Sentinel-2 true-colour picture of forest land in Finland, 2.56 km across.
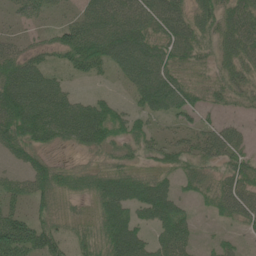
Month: June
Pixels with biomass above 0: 79%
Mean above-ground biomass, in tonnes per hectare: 54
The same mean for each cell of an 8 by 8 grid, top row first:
26 24 43 82 76 72 56 68
36 34 100 88 88 77 33 73
87 54 22 19 85 60 30 53
107 93 71 48 43 54 28 19
73 46 53 52 44 42 56 45
26 65 32 59 39 37 34 65
45 38 16 74 68 55 18 65
131 76 38 82 51 78 7 17
